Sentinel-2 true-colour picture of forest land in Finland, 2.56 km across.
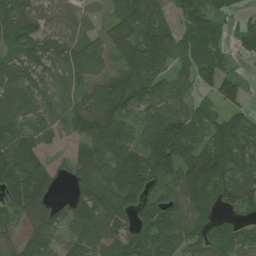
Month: July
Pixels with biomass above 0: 86%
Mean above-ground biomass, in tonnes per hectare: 98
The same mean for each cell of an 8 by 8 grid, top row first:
122 53 61 76 122 68 91 32
84 88 112 118 173 116 104 32
110 72 103 93 136 75 72 55
93 76 116 149 67 89 58 57
135 54 73 124 106 164 109 105
167 122 102 137 180 121 169 102
107 101 94 138 122 89 84 64
55 77 89 95 103 96 75 72
